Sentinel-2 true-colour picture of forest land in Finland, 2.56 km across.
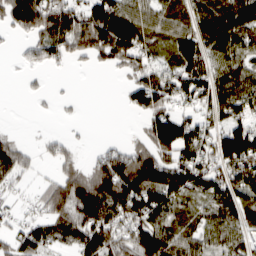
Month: March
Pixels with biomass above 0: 71%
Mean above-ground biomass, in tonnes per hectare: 73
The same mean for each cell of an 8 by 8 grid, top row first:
119 132 101 141 64 61 80 106
8 79 87 113 62 73 74 82
2 8 0 4 79 92 99 90
0 3 4 0 70 61 65 81
41 19 10 21 47 125 76 146
54 17 73 160 141 104 112 102
18 71 140 120 118 72 61 88
57 83 110 106 127 83 62 59
